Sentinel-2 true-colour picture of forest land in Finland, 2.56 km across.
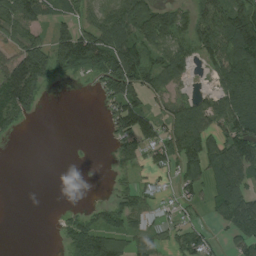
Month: August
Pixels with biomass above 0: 63%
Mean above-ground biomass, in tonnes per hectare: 56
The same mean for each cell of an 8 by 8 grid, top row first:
106 47 43 74 107 70 72 129
68 73 108 110 79 64 84 156
130 46 13 95 86 56 19 118
72 1 0 51 88 63 73 110
2 0 1 27 76 84 78 95
0 0 0 13 18 35 61 80
0 0 12 51 43 19 20 90
0 0 89 99 48 36 36 49
